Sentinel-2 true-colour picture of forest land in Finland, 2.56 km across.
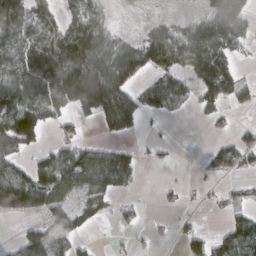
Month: March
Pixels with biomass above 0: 56%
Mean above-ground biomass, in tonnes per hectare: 55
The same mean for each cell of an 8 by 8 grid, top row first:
99 54 74 16 5 12 39 57
83 84 131 73 62 66 101 38
80 125 151 114 43 58 86 36
128 79 61 143 71 28 31 11
102 21 56 30 9 4 9 43
80 93 94 102 11 2 14 22
108 61 40 22 11 12 11 22
34 100 28 5 9 17 47 87
